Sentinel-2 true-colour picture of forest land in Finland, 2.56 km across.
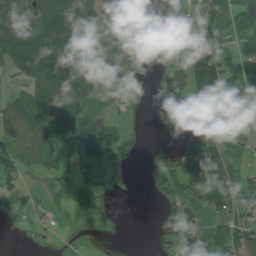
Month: July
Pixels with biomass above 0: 58%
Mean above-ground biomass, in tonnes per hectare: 57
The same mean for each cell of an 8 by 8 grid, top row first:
93 108 108 122 107 28 54 91
111 119 96 103 70 30 48 56
31 120 111 49 13 54 151 74
74 105 97 27 15 12 43 21
64 58 63 73 5 11 45 42
45 32 25 13 9 78 134 62
45 16 27 3 0 33 73 74
1 10 6 9 0 66 76 95
